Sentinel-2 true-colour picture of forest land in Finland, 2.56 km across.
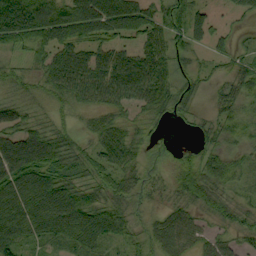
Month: September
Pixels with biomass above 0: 82%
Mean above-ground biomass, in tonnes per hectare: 50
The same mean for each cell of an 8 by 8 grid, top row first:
123 50 71 92 68 28 26 26
41 63 55 53 58 40 24 17
32 52 83 83 88 46 15 40
46 23 24 42 40 29 13 29
76 77 31 74 30 6 23 22
89 81 40 54 32 42 53 20
101 110 89 57 18 41 40 33
73 50 67 48 33 73 39 28
